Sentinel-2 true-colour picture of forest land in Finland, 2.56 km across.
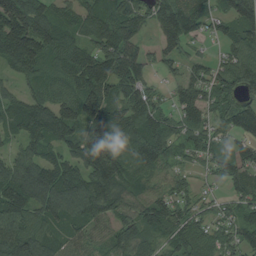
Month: August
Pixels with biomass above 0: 90%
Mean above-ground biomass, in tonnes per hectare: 92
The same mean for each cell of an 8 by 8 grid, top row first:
153 98 87 103 73 118 64 104
173 127 90 127 83 72 13 83
53 77 110 127 67 27 72 82
104 137 145 130 96 62 73 102
54 100 117 117 119 72 61 61
149 135 122 153 82 48 27 75
139 121 119 99 79 77 37 58
133 89 60 58 70 73 72 66
